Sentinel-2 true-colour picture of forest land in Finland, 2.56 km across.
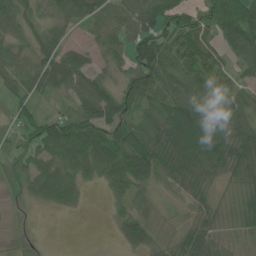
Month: June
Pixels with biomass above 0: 86%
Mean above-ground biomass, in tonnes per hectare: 54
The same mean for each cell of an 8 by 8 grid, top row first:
75 46 67 65 74 74 65 98
44 61 30 53 93 89 62 73
48 64 60 32 82 66 83 40
43 21 64 69 39 85 68 61
29 75 81 80 78 86 112 82
37 58 43 56 69 49 48 48
17 17 13 16 33 10 38 50
24 2 0 5 48 32 66 31
